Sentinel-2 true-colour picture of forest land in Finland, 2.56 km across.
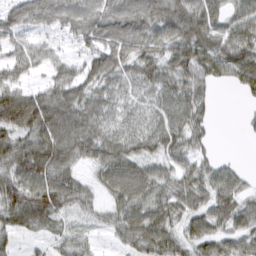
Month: March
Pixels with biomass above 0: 86%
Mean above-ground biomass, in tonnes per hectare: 57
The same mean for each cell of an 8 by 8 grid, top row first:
56 63 71 77 101 107 78 51
50 40 32 70 67 74 85 82
56 38 64 59 54 60 49 54
135 97 75 42 36 61 29 5
70 82 75 58 47 50 28 2
63 73 35 60 60 51 49 29
75 79 35 37 65 56 55 56
22 27 31 19 72 58 59 50
